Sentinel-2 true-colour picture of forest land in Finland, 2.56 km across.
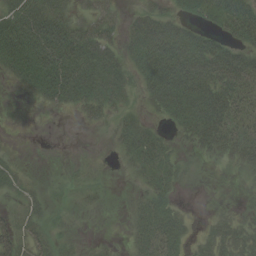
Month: August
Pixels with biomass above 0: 62%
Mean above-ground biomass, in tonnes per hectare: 27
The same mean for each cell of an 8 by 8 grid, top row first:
49 53 20 18 30 23 27 49
60 71 47 26 62 63 41 30
20 50 53 38 38 74 57 48
0 5 17 20 15 46 69 36
0 0 0 9 38 11 35 40
15 1 4 1 21 17 0 7
11 12 6 2 25 17 2 8
37 19 7 4 28 28 24 34
